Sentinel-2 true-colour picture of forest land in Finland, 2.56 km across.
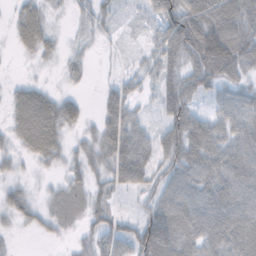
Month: November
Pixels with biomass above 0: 81%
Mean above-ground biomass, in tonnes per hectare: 47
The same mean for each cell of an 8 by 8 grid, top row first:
49 29 19 23 17 86 101 71
42 30 14 8 14 72 131 87
16 7 14 15 24 51 60 39
44 73 41 54 14 65 29 65
30 67 22 68 54 80 75 53
18 9 28 49 58 53 64 70
42 20 21 32 28 81 72 75
5 9 24 50 91 80 69 83
